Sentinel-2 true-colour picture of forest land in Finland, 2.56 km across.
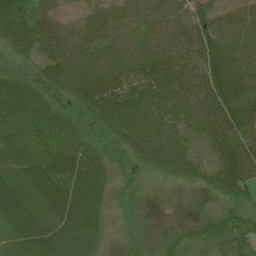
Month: July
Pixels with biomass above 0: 93%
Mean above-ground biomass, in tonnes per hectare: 51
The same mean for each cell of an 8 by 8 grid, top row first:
75 60 27 54 58 59 55 48
49 64 61 69 70 63 88 67
39 51 77 71 62 65 83 85
65 43 22 74 71 65 74 77
56 59 43 21 70 55 43 73
35 65 77 24 14 27 34 87
65 46 67 13 5 2 9 31
45 81 44 10 10 20 30 34
